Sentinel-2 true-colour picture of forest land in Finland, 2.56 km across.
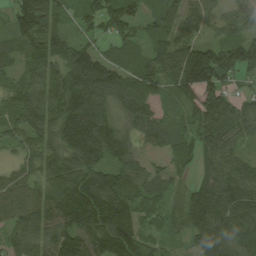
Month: August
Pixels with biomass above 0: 92%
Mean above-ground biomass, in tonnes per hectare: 83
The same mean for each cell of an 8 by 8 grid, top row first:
91 102 47 90 48 56 41 44
45 76 63 45 58 69 70 86
43 69 145 109 97 76 126 41
74 95 179 65 77 45 157 78
37 80 192 125 38 71 80 44
50 92 111 97 70 46 56 75
86 97 128 123 78 50 140 119
54 89 125 154 78 34 122 90
